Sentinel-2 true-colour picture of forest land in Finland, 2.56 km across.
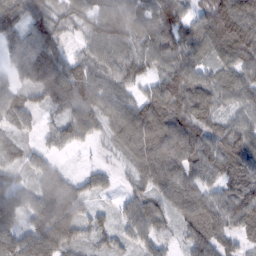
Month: February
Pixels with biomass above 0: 92%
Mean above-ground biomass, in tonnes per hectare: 70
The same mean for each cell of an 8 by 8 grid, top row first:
82 69 50 66 63 80 91 126
70 86 32 84 68 84 74 107
44 108 92 74 54 90 65 71
60 44 78 71 89 97 76 60
37 36 37 35 104 110 87 91
30 59 29 23 74 94 78 78
68 100 60 24 64 55 92 98
83 116 50 40 55 30 90 58
